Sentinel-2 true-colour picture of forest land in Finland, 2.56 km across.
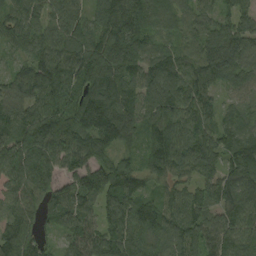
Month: September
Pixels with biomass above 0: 97%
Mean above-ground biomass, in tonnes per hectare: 111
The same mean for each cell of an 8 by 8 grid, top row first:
88 84 70 138 128 87 60 80
60 115 107 174 111 85 140 129
86 134 112 142 121 135 119 85
104 136 153 177 113 126 88 61
125 154 131 115 92 169 99 119
103 108 103 140 87 79 78 138
90 92 102 105 121 96 92 149
134 36 95 112 129 120 100 118
